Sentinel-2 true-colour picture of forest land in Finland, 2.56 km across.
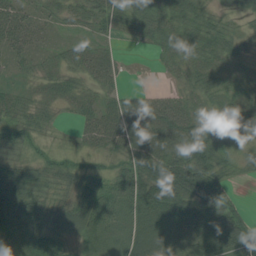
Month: August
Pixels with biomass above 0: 90%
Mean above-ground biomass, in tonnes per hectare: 50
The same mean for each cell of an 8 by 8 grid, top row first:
54 24 32 64 54 55 42 31
43 18 24 13 8 47 55 46
16 30 28 33 0 18 46 38
43 22 29 51 57 53 59 60
49 14 15 47 64 53 69 39
76 52 45 40 90 122 76 17
89 65 66 55 86 110 81 33
86 85 34 29 91 70 87 81
